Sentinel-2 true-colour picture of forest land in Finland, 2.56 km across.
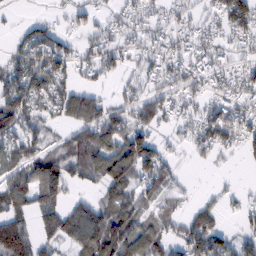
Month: February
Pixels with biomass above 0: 69%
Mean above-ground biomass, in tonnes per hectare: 57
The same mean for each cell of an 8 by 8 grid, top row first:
7 18 35 32 42 28 27 99
37 85 36 45 37 47 42 30
80 90 32 22 33 49 41 51
103 55 111 60 70 49 56 50
75 36 84 97 95 16 62 50
75 111 59 118 72 29 3 4
78 78 53 77 40 26 33 22
127 48 88 127 88 48 107 40
